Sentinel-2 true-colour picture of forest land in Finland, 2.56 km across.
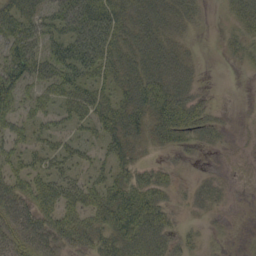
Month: September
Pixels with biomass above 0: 70%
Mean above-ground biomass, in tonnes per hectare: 35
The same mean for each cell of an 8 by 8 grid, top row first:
57 39 76 58 40 28 5 30
51 38 83 61 45 21 0 15
62 52 54 39 52 34 1 0
42 37 44 47 41 58 19 0
36 37 33 37 20 23 15 1
49 51 30 38 26 11 9 0
57 59 58 68 66 15 15 0
41 49 42 42 51 22 6 1
